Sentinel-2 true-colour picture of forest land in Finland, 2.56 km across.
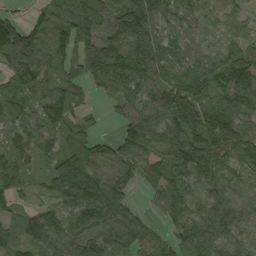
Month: September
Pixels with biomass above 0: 90%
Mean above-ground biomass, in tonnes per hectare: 83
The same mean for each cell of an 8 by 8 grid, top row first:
28 70 111 96 106 55 50 45
150 107 109 99 125 72 36 81
78 77 68 109 82 66 103 97
62 102 44 20 87 113 117 97
63 52 93 61 112 130 98 113
95 81 178 83 59 115 83 53
39 51 129 113 23 85 72 63
69 97 83 88 65 54 94 63
